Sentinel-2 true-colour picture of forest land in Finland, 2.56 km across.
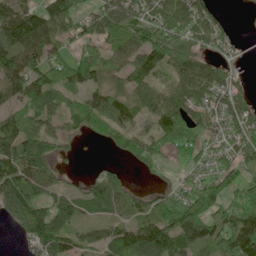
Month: June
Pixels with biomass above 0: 80%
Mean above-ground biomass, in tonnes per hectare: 87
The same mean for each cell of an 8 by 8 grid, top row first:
121 128 88 134 125 152 92 3
137 95 45 77 126 115 67 28
119 96 85 78 79 89 127 33
64 75 74 107 58 123 91 111
140 100 17 40 76 69 51 91
125 78 18 77 15 25 66 64
135 102 66 88 63 109 90 84
28 171 64 85 154 102 96 146
